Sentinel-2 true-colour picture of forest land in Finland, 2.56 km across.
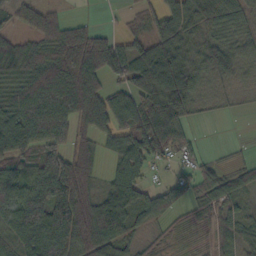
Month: October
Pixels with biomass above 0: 81%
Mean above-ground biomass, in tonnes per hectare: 67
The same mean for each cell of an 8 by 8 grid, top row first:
43 45 3 3 39 87 67 59
62 59 98 75 61 84 77 59
61 134 165 47 107 136 52 30
98 122 112 107 98 100 11 7
79 75 46 52 102 57 3 4
71 125 95 39 34 32 50 31
87 115 102 98 72 50 57 36
81 106 106 80 24 21 30 46
